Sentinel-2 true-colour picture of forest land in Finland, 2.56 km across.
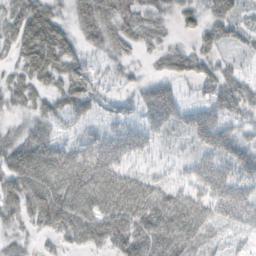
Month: October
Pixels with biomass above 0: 82%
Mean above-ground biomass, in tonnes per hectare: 46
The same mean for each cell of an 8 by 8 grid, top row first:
46 54 41 52 47 31 44 30
40 76 33 37 26 24 33 22
31 47 47 23 25 35 42 40
24 38 44 20 54 58 54 48
47 59 42 67 50 13 60 60
68 64 61 69 33 19 64 59
46 75 61 65 66 59 50 75
24 20 42 59 65 56 28 18
